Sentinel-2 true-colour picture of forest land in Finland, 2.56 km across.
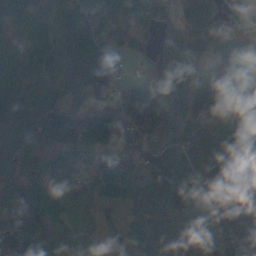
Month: October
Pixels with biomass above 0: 91%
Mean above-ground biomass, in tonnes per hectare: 95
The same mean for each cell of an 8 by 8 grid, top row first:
99 93 95 106 75 47 117 71
44 74 77 70 42 65 92 96
111 78 75 50 66 63 110 114
147 117 107 118 121 75 122 66
96 79 126 99 97 87 114 111
75 100 124 91 78 97 126 178
194 79 29 26 90 153 91 142
224 111 32 34 121 138 84 85
